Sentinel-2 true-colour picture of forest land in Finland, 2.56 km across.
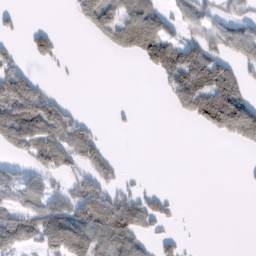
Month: February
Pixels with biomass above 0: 44%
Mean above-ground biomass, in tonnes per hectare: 58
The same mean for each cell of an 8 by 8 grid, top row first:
19 0 64 87 111 53 44 37
15 62 0 49 103 94 71 100
116 10 1 0 1 106 149 66
125 95 11 6 0 41 166 207
87 84 86 8 0 0 0 57
40 49 52 43 4 0 0 2
69 98 80 101 78 11 0 0
145 161 203 136 46 32 0 0
